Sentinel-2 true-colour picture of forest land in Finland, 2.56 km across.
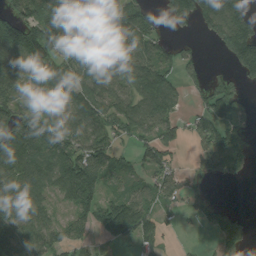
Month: August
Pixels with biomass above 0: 72%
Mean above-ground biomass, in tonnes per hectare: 96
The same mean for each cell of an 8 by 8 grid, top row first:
130 177 150 111 118 88 143 131
158 174 124 143 94 53 10 184
125 138 121 93 126 54 57 54
126 90 101 113 109 62 97 63
165 153 108 92 73 52 110 87
111 79 204 74 59 77 62 32
98 66 79 115 99 37 77 13
114 91 54 50 63 9 13 80
